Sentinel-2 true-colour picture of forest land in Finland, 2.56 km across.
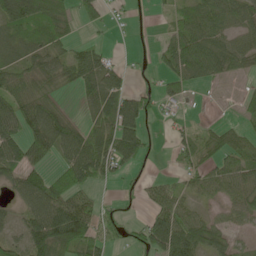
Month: May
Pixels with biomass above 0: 66%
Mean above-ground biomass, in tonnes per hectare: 46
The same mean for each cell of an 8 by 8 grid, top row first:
94 91 37 15 6 33 57 42
30 47 30 11 7 64 74 56
47 42 55 47 7 44 26 13
75 63 11 65 61 15 1 20
59 62 70 88 56 29 36 42
51 45 64 41 15 23 54 63
28 90 80 16 24 63 18 51
27 110 89 33 59 103 68 19
